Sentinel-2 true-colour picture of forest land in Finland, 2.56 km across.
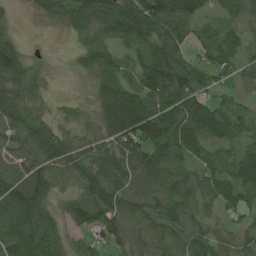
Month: June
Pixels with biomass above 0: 88%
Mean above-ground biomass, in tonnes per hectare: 71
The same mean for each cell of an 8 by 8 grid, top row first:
13 42 86 121 136 118 33 61
59 4 47 70 88 90 64 50
73 20 14 89 99 121 64 36
71 22 32 173 145 97 98 35
67 102 51 73 108 83 57 51
90 84 75 72 47 63 56 70
107 52 87 114 83 82 39 50
81 94 32 56 72 67 61 35
